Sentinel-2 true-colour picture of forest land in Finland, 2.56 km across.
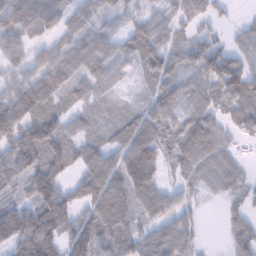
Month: February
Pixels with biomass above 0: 85%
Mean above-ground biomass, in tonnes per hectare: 65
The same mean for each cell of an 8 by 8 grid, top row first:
59 62 44 33 34 50 50 8
49 45 59 41 70 49 71 47
55 74 54 42 39 61 70 105
114 73 42 32 56 58 60 60
88 105 58 58 118 79 89 35
82 103 51 94 125 39 46 40
87 132 64 115 63 50 5 34
150 131 119 67 54 85 6 53
